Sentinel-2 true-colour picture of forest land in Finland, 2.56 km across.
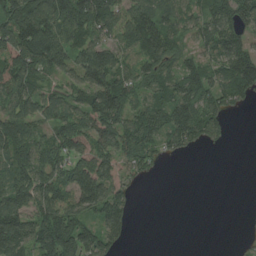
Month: August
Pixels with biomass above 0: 74%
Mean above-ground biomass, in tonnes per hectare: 73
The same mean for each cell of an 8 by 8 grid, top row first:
127 120 122 97 97 75 70 85
149 145 93 74 100 65 62 93
109 46 68 108 73 81 77 133
87 68 79 142 88 111 107 16
102 73 71 107 111 58 48 0
85 88 95 69 29 0 0 0
92 87 82 93 0 0 0 1
117 135 117 52 0 0 0 8
